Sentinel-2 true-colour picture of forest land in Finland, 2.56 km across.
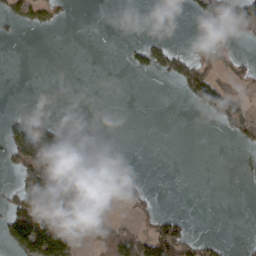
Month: March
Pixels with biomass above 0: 25%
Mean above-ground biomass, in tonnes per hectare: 33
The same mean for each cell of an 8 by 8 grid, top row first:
37 35 0 0 0 0 29 52
0 0 0 0 42 25 28 7
0 0 0 0 1 40 74 41
33 5 0 0 0 0 34 62
102 154 107 3 0 0 0 15
36 115 114 50 6 0 0 0
81 51 89 12 27 0 0 0
109 162 15 109 95 115 28 4
